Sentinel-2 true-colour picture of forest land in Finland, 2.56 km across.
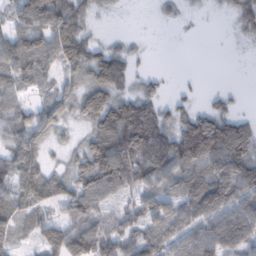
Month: February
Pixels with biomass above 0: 76%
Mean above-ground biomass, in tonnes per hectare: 70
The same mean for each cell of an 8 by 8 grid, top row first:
60 127 68 7 0 14 3 54
96 93 95 42 7 0 0 4
68 45 62 118 30 3 0 0
58 73 65 129 105 47 58 26
76 48 42 142 140 122 172 125
97 80 84 115 96 86 108 124
85 61 84 34 78 87 113 90
48 86 112 71 79 65 86 94
